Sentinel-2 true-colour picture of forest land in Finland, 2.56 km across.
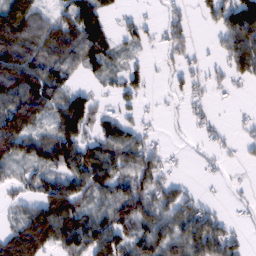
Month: February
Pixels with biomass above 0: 65%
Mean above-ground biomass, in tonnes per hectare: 54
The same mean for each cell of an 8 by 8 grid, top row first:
110 46 82 28 12 24 36 120
117 77 98 42 20 35 7 108
105 84 23 26 36 19 23 27
93 48 97 27 15 5 12 4
76 79 86 93 53 3 10 16
22 54 85 93 87 14 6 3
21 90 65 68 79 71 28 10
92 81 63 90 70 81 110 32
